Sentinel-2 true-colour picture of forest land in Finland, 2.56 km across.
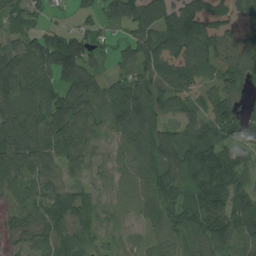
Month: August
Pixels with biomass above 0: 88%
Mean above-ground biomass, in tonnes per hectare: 77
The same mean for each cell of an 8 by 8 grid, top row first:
57 25 29 52 82 107 175 140
61 122 112 29 85 121 104 99
104 67 102 45 79 100 68 59
93 92 77 76 121 60 80 52
117 87 70 31 95 88 117 95
88 64 33 31 64 70 134 79
42 91 80 24 54 74 111 100
20 71 74 23 23 46 79 77
